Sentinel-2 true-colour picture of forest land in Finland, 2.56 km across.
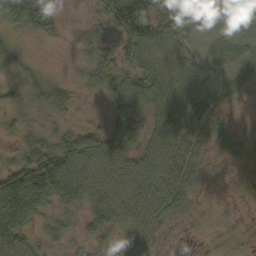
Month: October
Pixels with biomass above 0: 83%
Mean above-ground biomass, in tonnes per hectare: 53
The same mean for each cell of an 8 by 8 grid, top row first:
81 100 12 118 151 65 13 11
35 10 21 48 123 70 20 23
29 32 25 83 92 95 37 10
25 34 18 38 66 51 25 4
23 48 76 71 70 66 34 13
94 152 90 74 88 61 22 9
149 71 66 92 76 40 12 6
128 34 28 20 46 8 13 15
